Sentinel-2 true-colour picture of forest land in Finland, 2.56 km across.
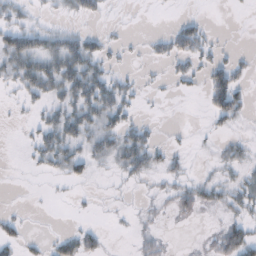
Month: October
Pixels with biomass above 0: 41%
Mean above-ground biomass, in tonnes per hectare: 17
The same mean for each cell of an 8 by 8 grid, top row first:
20 7 18 2 0 6 3 1
52 34 42 10 6 31 15 3
27 44 50 24 4 12 33 18
3 21 40 37 4 0 21 22
1 36 32 32 34 5 4 14
0 9 17 6 18 15 8 17
1 0 2 2 4 23 15 20
18 8 30 1 14 1 9 58
